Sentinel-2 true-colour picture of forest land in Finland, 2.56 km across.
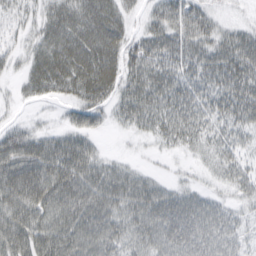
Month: March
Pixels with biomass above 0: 84%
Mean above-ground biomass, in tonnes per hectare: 40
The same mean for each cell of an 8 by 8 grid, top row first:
22 34 46 46 23 49 33 8
17 42 58 51 53 51 42 56
13 50 57 47 57 49 46 57
4 4 35 28 51 51 43 49
55 39 39 1 8 28 32 33
60 62 57 42 24 10 12 35
51 52 55 44 55 58 44 23
53 56 60 48 41 61 50 28
